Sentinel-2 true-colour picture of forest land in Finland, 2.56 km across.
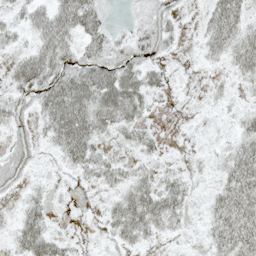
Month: May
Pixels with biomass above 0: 64%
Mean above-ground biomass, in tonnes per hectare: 26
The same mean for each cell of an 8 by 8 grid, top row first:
15 48 55 4 20 11 27 37
15 53 29 30 26 7 29 47
32 46 53 56 37 3 5 20
21 41 59 54 23 1 3 13
18 15 58 17 21 2 5 31
20 6 15 26 23 18 9 51
9 17 1 23 56 32 23 55
23 37 4 16 20 6 19 50
